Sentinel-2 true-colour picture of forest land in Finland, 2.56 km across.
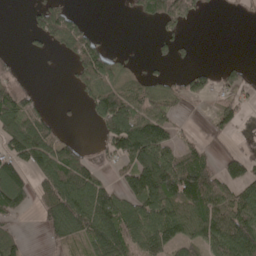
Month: May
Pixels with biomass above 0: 54%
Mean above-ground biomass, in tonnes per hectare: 68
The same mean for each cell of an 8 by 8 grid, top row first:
0 95 26 0 41 80 11 10
4 25 87 20 1 29 0 0
51 0 50 81 42 27 45 40
122 26 9 152 89 30 15 45
110 105 32 84 185 62 27 13
90 102 119 23 178 178 107 91
73 80 146 127 119 107 119 112
43 31 65 143 119 87 94 147
